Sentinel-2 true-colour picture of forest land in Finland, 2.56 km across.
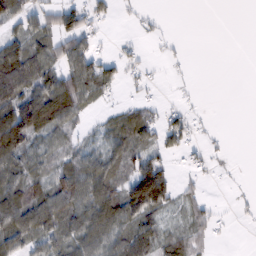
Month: February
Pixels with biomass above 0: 58%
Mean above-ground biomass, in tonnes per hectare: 46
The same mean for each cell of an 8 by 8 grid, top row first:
61 46 58 23 12 0 0 0
79 59 77 9 11 7 0 0
121 77 95 44 17 6 0 0
121 110 49 23 37 26 4 0
107 43 33 52 58 39 15 0
72 62 95 70 119 32 12 2
106 94 80 95 115 32 30 7
75 59 68 66 77 43 19 0
